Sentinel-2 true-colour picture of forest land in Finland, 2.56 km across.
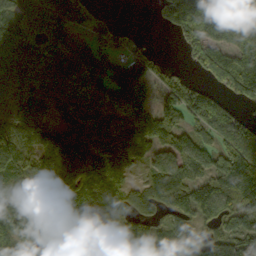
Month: October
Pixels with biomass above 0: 85%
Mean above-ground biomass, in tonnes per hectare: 121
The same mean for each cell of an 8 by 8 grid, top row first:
137 152 118 34 0 135 148 131
185 128 103 92 32 16 165 134
176 123 131 151 122 89 62 196
138 93 134 113 100 137 178 47
166 148 135 130 107 135 104 142
85 119 164 92 47 132 136 234
168 117 144 97 86 128 159 127
145 115 84 138 144 96 93 112
